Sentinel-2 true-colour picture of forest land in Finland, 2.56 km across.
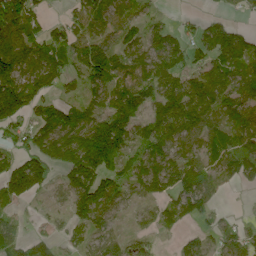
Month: June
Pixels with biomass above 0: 74%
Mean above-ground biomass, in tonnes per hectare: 75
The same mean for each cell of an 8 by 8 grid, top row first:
121 31 56 60 43 12 30 19
94 96 68 79 67 77 94 108
110 85 59 84 72 79 105 78
144 102 84 95 67 108 95 91
51 138 121 132 88 85 91 75
144 83 102 78 96 94 65 64
38 31 86 95 47 47 46 1
56 43 56 69 45 19 50 61
